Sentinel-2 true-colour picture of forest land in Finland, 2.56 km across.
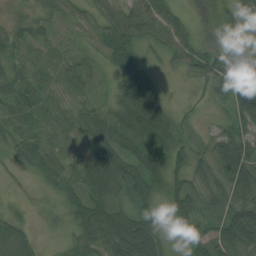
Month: August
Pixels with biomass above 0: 89%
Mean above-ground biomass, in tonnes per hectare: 50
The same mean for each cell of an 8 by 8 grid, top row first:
19 39 33 50 68 40 4 80
40 42 24 50 29 57 26 40
46 27 49 28 87 7 59 86
44 42 34 68 137 26 8 92
41 56 39 71 56 44 39 80
6 58 62 92 88 51 54 95
9 12 66 61 41 49 47 64
57 5 44 77 111 16 64 96
